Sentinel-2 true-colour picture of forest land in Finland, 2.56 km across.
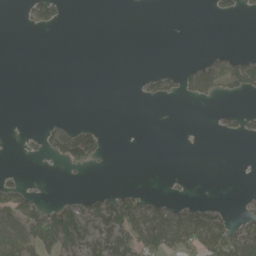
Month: May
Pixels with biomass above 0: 24%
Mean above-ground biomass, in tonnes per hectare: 19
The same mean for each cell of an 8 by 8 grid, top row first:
1 33 0 0 0 0 2 9
0 0 0 0 0 0 2 2
0 0 0 0 13 22 56 50
0 0 0 0 0 0 0 15
1 26 92 2 0 0 0 1
6 0 2 1 0 2 0 0
63 46 40 69 57 32 38 7
59 83 68 59 69 55 82 71
